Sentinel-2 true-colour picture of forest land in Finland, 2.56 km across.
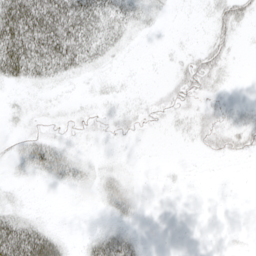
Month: May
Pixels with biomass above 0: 42%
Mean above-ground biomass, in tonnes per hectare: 15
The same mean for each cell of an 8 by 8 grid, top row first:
73 74 54 29 12 1 6 22
70 67 47 17 1 2 19 3
28 24 8 6 1 15 25 1
5 3 6 8 11 13 12 6
7 20 3 2 1 2 12 13
3 15 12 12 1 1 0 0
9 1 0 17 3 0 0 0
70 47 5 37 5 0 0 1
